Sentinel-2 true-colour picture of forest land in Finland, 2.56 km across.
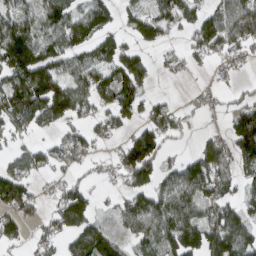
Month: March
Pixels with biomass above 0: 66%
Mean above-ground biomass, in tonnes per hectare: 87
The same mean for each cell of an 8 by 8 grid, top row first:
85 93 88 64 99 126 95 143
190 94 76 85 52 29 107 88
109 171 110 114 83 14 16 26
143 145 86 87 74 67 32 84
48 53 84 30 159 26 83 118
102 42 39 47 109 82 126 52
102 36 136 31 109 139 82 60
66 64 95 85 77 148 134 110
